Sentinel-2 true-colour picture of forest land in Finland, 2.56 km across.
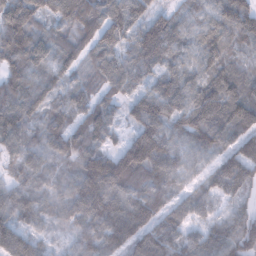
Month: February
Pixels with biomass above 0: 97%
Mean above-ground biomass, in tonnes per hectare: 96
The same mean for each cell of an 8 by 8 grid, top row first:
148 80 98 118 104 59 71 121
119 89 69 87 138 77 91 54
98 73 48 76 70 97 97 86
126 75 71 65 137 97 145 125
67 66 88 49 170 77 96 104
52 70 120 180 137 85 78 135
106 61 105 95 140 83 57 55
115 39 75 118 143 98 103 140
